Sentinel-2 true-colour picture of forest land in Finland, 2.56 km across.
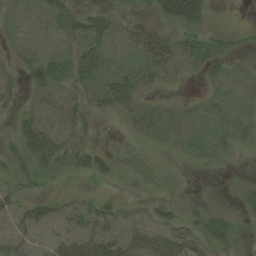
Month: August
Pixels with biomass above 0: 60%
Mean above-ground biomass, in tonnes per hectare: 17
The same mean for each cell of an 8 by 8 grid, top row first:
22 34 28 25 10 36 14 1
10 10 25 17 26 22 19 7
14 34 21 29 13 8 10 13
14 14 19 15 12 8 6 11
22 44 19 2 4 9 11 9
20 21 15 13 13 6 3 5
21 20 18 18 11 9 10 7
17 12 31 30 31 38 24 8
